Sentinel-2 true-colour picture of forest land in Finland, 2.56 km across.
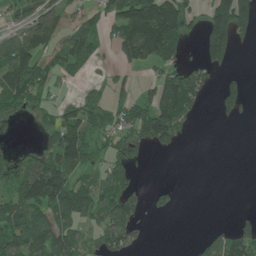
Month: June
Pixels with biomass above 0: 52%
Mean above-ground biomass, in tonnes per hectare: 65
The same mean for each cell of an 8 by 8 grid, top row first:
47 84 45 88 212 151 87 155
110 68 86 41 195 91 117 24
125 57 20 34 19 105 50 27
45 34 81 51 79 144 4 48
7 55 114 36 46 42 0 0
67 166 60 67 3 0 0 0
109 98 94 102 29 15 0 2
100 102 69 79 14 0 46 99
